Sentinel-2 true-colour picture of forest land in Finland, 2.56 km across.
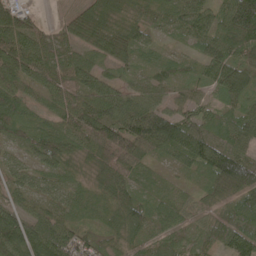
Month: May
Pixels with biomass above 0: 94%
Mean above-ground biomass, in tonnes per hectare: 76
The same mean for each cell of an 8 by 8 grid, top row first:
91 7 81 82 54 62 74 177
117 76 76 124 51 20 69 107
70 69 80 44 38 52 62 87
84 47 97 97 98 66 52 61
52 100 66 111 120 117 100 84
44 57 28 113 40 25 79 163
57 44 45 85 79 57 51 104
141 133 83 50 62 60 58 105
